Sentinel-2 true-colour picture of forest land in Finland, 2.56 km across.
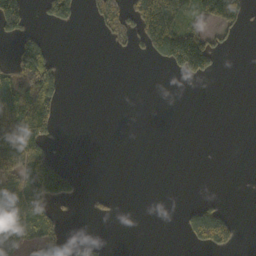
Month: October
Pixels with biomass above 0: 26%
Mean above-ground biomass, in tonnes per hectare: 38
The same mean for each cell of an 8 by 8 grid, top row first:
126 74 38 78 120 102 97 53
44 42 0 19 42 194 128 5
67 97 0 0 0 11 28 0
87 88 0 0 0 0 0 0
102 56 0 0 0 0 0 0
90 140 17 0 0 0 0 0
97 44 2 8 0 5 71 0
64 47 8 2 0 1 128 24
